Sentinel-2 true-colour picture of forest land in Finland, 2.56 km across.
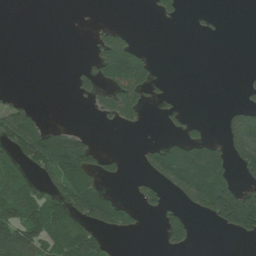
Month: July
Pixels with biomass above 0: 32%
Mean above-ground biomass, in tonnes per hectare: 51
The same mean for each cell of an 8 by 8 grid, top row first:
0 0 0 0 2 29 9 0
0 0 0 135 26 0 0 0
0 0 41 98 103 1 0 4
79 5 0 74 43 22 0 59
105 147 87 0 12 62 102 127
72 51 143 31 26 123 170 43
104 90 118 109 31 27 99 225
124 82 145 22 1 57 0 16
